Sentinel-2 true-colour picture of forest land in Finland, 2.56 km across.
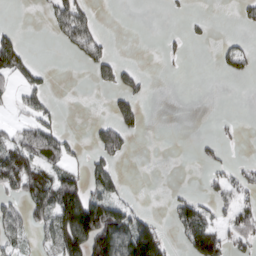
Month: March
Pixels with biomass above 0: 32%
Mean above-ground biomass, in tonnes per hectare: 46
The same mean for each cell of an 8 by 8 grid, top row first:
0 17 57 0 0 4 4 23
72 1 45 13 0 13 3 31
41 22 0 60 24 2 0 17
20 42 0 52 33 0 0 0
74 101 14 112 0 0 13 8
150 93 59 88 0 0 23 39
45 121 214 108 16 52 42 68
55 43 208 178 191 24 131 57
